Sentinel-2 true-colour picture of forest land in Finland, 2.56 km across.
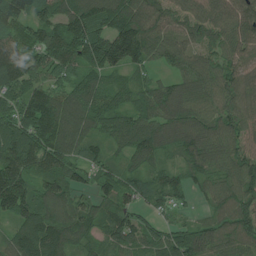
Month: July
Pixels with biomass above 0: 94%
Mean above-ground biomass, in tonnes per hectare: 102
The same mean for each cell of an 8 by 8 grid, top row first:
117 99 135 137 125 95 105 110
118 123 140 158 122 89 65 93
130 91 88 63 50 70 88 92
97 160 120 96 95 120 89 88
133 140 97 61 115 105 131 94
152 106 68 80 66 65 89 110
137 112 84 85 50 45 42 110
120 182 88 86 95 95 111 85
